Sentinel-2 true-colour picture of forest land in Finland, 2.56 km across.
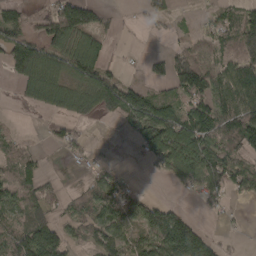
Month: April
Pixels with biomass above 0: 63%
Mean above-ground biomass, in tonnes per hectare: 69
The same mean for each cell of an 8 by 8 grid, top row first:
50 56 117 22 35 30 23 74
120 86 96 18 4 38 70 115
53 101 92 65 26 102 113 147
3 44 79 79 127 70 104 154
49 18 32 4 63 121 111 118
90 25 10 40 6 77 108 96
71 65 50 81 78 38 22 7
99 131 40 93 81 167 77 7
